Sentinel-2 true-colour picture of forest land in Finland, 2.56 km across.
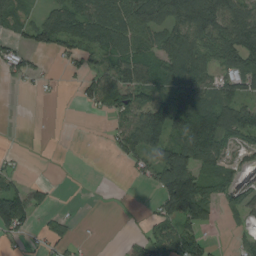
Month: August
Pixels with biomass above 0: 59%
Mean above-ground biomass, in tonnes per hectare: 59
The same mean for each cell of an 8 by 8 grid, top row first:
56 52 98 88 102 132 148 121
35 48 63 86 61 111 79 104
26 12 40 108 92 71 58 90
0 0 5 58 106 106 87 89
0 0 0 29 87 95 101 52
37 0 0 0 29 190 76 35
146 27 2 2 4 138 74 59
29 38 10 0 49 88 37 21
